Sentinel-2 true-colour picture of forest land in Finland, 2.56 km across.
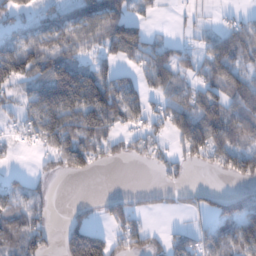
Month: January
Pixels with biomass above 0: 63%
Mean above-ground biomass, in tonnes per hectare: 76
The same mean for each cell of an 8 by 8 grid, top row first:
55 65 90 131 37 9 11 27
107 108 74 95 100 47 62 96
91 166 168 95 75 80 69 77
35 141 140 140 72 122 130 102
21 72 127 67 65 52 180 90
24 37 45 0 1 33 10 88
77 33 19 56 30 24 51 111
94 56 179 75 80 64 77 123
